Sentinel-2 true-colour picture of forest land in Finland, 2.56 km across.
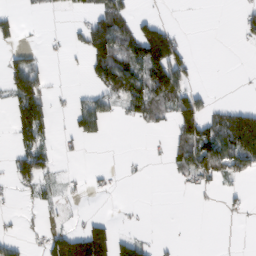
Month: February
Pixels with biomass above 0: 33%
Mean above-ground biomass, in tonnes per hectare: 40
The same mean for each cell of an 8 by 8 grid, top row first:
20 2 12 103 19 1 0 23
26 5 29 148 144 78 0 3
87 23 3 126 116 86 0 0
64 49 60 34 72 85 47 89
38 31 15 2 2 51 114 155
43 36 6 7 2 18 60 43
4 14 3 0 2 0 2 9
24 53 148 108 26 4 0 0
